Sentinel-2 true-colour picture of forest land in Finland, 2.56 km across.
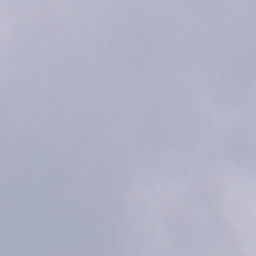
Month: December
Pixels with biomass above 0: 55%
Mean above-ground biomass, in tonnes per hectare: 50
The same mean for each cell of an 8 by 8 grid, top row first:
82 72 15 22 34 44 71 67
75 102 92 3 48 77 20 25
94 75 14 10 28 19 68 23
91 128 8 53 35 96 69 35
72 71 43 19 28 40 44 37
74 10 55 64 78 53 37 13
85 31 46 69 47 3 35 11
104 68 93 59 54 15 39 14
